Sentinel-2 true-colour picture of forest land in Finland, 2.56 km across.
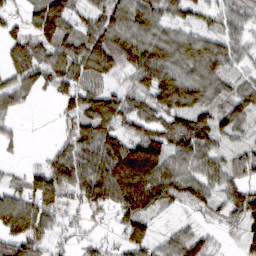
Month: March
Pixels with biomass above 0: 83%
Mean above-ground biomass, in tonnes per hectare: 73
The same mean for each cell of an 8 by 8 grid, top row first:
34 131 52 90 87 51 44 54
64 77 80 123 99 87 79 49
60 57 81 50 87 105 91 42
38 1 83 97 67 85 74 75
20 9 92 103 147 82 79 40
15 110 112 144 175 94 72 68
109 89 52 76 104 37 45 84
99 64 28 18 67 59 46 34
